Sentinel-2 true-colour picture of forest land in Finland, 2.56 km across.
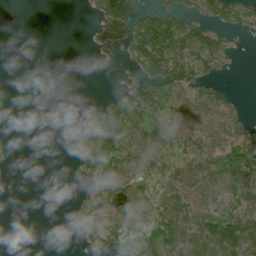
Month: July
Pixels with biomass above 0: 50%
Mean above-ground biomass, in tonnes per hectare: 48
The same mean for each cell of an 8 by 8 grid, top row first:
0 0 2 82 43 46 37 38
0 0 0 33 112 74 75 5
0 0 0 1 61 76 35 0
0 0 20 62 84 75 68 27
4 0 34 106 102 82 106 82
0 0 25 158 79 79 91 88
0 0 23 141 106 92 73 78
0 0 16 54 80 111 109 106
